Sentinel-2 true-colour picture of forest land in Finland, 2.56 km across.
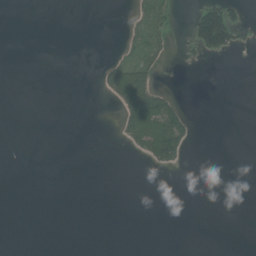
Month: July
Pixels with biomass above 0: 11%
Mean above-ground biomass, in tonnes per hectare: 10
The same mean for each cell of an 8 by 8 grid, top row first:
0 0 0 0 10 8 94 20
0 0 0 3 17 3 71 22
0 0 0 45 61 2 0 0
0 0 0 3 103 53 0 0
0 0 0 1 50 77 0 0
0 0 0 0 0 1 0 0
0 0 0 0 0 0 0 0
0 0 0 0 0 0 0 0
